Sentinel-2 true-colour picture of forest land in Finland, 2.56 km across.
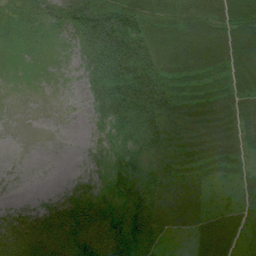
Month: July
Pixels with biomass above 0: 86%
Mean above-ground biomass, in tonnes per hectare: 46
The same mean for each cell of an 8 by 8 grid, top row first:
30 35 84 79 53 41 50 53
14 12 32 90 63 41 48 51
2 2 15 76 92 45 42 40
0 0 2 66 83 49 55 54
0 0 2 27 41 38 52 48
0 0 11 51 53 50 32 30
23 37 69 76 114 57 33 37
98 105 115 117 92 16 54 35
